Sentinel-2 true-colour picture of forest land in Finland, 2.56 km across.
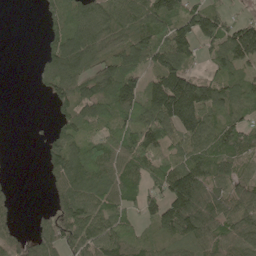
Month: May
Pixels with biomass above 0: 76%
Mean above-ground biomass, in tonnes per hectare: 80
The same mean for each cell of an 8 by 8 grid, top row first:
0 36 99 93 105 120 102 28
0 60 140 90 128 135 56 115
0 68 109 111 56 149 73 72
0 13 96 93 105 187 109 66
0 46 72 84 105 72 105 96
2 35 131 84 73 136 105 64
18 32 112 68 57 157 103 98
45 74 84 96 69 79 85 94
